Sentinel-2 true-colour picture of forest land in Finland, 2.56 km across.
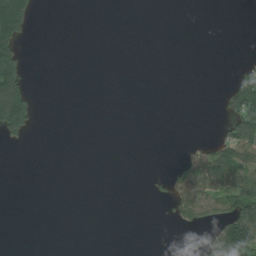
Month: July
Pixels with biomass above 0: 16%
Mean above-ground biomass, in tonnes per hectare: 26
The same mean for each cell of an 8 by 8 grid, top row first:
153 0 0 0 0 0 0 0
94 0 0 0 0 0 0 0
92 0 0 0 0 0 0 80
181 0 0 0 0 0 0 115
10 0 0 0 0 1 33 153
0 0 0 0 2 49 89 110
0 0 0 0 0 54 76 147
0 0 0 0 0 0 30 182
